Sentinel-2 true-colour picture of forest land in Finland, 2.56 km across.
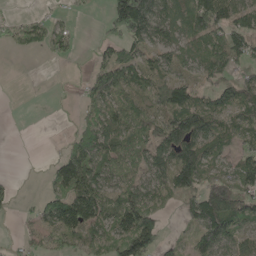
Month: May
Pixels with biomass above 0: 65%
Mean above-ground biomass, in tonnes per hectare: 69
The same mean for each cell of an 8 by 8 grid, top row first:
8 19 7 83 176 78 138 83
17 35 10 52 67 60 70 95
0 1 14 110 85 60 56 73
0 1 25 80 74 112 111 82
0 1 87 86 83 146 85 52
6 25 131 79 68 142 75 95
15 76 138 99 139 27 187 108
11 45 73 79 136 19 133 65
